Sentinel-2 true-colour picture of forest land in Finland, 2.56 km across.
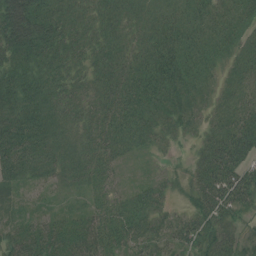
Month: July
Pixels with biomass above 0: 93%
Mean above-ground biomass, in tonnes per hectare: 42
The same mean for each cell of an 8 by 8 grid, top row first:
108 64 34 36 29 37 39 32
74 62 38 37 39 54 42 25
58 50 33 54 60 62 28 31
55 49 38 53 51 43 26 38
76 53 41 43 25 14 39 59
48 35 41 23 8 10 53 56
16 11 15 37 45 16 49 36
46 64 58 48 41 38 52 37
